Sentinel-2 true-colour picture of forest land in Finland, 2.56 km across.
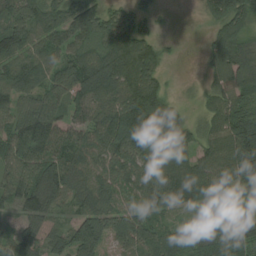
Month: August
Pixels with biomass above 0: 87%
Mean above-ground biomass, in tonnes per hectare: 101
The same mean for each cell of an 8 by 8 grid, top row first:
119 116 142 62 51 2 47 124
114 94 87 110 114 4 56 109
100 91 137 153 160 4 40 125
70 107 70 119 249 96 64 116
95 146 77 114 168 165 89 181
87 106 74 96 108 159 95 137
66 77 62 74 73 70 109 69
82 58 159 87 115 77 157 152
